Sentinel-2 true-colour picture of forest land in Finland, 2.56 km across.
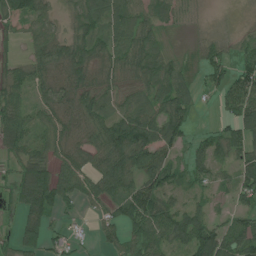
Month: July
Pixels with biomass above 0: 80%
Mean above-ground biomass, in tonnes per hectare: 50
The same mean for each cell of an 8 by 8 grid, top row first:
66 42 51 73 51 45 9 5
13 67 55 67 73 9 37 34
43 42 56 45 63 73 33 66
50 40 58 58 69 79 4 89
45 43 47 90 86 52 43 54
38 76 58 73 67 36 39 55
28 75 20 40 82 46 27 36
34 40 18 29 57 50 95 77
